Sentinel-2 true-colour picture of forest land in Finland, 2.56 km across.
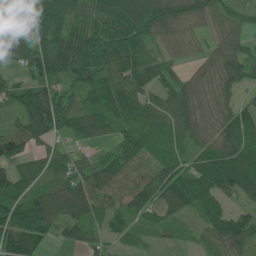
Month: June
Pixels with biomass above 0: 91%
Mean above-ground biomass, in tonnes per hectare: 83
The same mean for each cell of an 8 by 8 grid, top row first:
119 137 81 155 136 99 72 53
115 108 106 136 64 36 27 60
51 81 81 81 61 58 55 81
71 150 95 97 81 117 70 86
90 52 40 48 100 89 68 135
86 77 81 77 40 123 124 124
115 129 112 48 66 95 111 44
104 42 56 33 32 27 48 101
